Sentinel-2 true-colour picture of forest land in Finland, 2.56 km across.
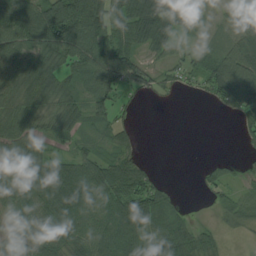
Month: August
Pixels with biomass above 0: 75%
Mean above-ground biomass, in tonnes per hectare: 61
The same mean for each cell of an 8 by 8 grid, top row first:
90 121 200 80 117 92 18 76
68 80 82 84 46 34 28 86
60 77 56 78 48 26 56 123
51 43 54 48 2 0 2 59
55 30 36 39 7 0 0 10
85 99 99 96 75 1 26 24
88 101 98 85 118 40 9 59
68 80 74 87 91 87 40 4
